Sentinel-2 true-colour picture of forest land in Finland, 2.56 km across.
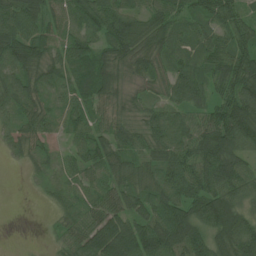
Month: June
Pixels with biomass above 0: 90%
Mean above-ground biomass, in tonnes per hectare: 65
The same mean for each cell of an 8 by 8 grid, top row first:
85 70 62 76 52 46 60 54
109 61 73 70 72 49 64 71
78 48 77 69 48 70 54 105
56 43 45 39 43 50 60 147
41 26 46 62 50 78 109 94
0 20 44 46 39 75 93 82
0 13 51 77 62 80 131 90
0 8 77 133 97 83 97 130
